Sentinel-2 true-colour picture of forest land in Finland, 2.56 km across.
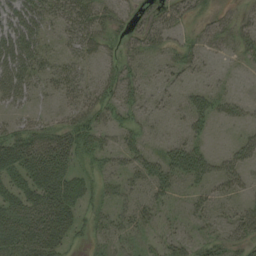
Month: August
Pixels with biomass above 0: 70%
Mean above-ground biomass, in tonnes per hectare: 31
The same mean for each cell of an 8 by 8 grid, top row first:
50 36 44 29 15 25 18 15
63 22 30 21 28 29 17 25
53 23 30 32 23 13 8 4
22 14 38 38 19 11 34 17
47 55 58 24 36 31 17 24
33 56 38 28 37 50 41 28
43 67 37 33 22 12 23 21
51 67 12 24 17 29 29 30
